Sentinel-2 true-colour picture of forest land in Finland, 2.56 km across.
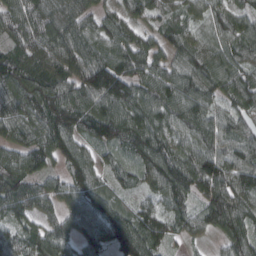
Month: March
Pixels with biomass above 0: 94%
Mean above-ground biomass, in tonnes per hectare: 97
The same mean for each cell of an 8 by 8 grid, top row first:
111 114 105 69 71 69 74 77
84 118 131 108 94 78 82 97
128 107 122 179 96 92 111 95
113 141 135 132 117 102 77 79
83 115 84 76 124 88 93 99
113 69 99 42 71 126 135 115
106 61 114 110 65 89 49 98
72 108 84 119 139 45 30 104
